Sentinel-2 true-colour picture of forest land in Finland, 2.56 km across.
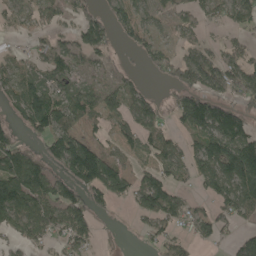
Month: May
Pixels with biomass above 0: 66%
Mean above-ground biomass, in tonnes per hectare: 73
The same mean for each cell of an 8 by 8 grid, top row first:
42 52 56 60 58 45 47 65
12 48 65 36 69 48 58 69
75 64 50 44 20 81 117 136
55 125 79 65 81 74 154 75
84 84 99 36 56 53 113 130
143 103 113 109 57 51 105 164
129 98 103 39 86 84 43 94
56 58 83 9 21 59 41 67
